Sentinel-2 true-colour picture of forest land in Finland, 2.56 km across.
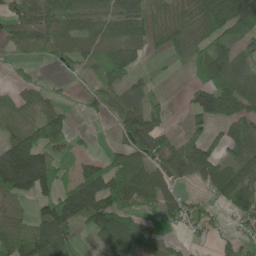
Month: June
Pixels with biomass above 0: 69%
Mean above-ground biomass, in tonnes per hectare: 69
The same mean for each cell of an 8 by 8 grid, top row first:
64 101 76 65 91 64 111 95
31 61 55 69 66 62 78 53
19 19 20 63 28 5 67 69
76 68 14 41 80 4 103 71
132 119 22 24 95 41 74 81
219 107 75 118 78 83 72 82
41 95 156 148 48 61 28 73
102 134 20 91 54 18 17 45
